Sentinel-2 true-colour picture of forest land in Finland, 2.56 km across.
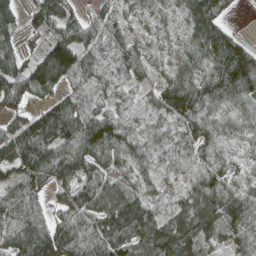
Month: April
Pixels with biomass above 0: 90%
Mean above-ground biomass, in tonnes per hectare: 63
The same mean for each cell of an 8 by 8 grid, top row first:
53 78 28 29 44 47 107 6
44 82 80 43 53 45 93 79
72 115 37 23 36 61 72 114
37 69 57 35 33 75 66 64
84 96 91 80 39 48 54 26
57 74 80 51 38 21 52 22
71 43 85 87 59 40 73 81
70 124 103 100 86 121 50 46
